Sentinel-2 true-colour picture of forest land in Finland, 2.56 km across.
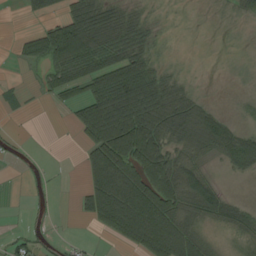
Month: August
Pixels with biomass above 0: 55%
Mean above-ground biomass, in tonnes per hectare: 52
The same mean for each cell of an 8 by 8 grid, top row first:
1 38 105 53 18 3 1 12
19 89 146 90 41 1 0 3
5 35 77 102 111 39 1 3
7 2 68 183 155 109 54 8
11 0 25 145 135 62 80 81
1 7 11 126 97 91 39 19
0 9 24 130 125 87 77 39
29 10 10 24 98 120 20 12
